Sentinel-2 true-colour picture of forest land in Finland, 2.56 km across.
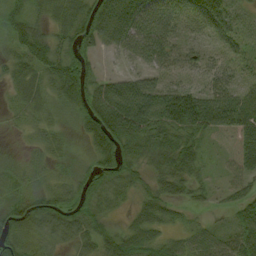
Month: August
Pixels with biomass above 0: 86%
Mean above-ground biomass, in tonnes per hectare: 54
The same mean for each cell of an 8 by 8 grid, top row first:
47 38 64 109 107 64 65 35
41 69 62 47 80 48 34 36
33 45 85 52 65 44 45 37
15 19 60 133 133 133 133 85
5 24 20 83 57 62 37 116
24 22 39 68 32 56 13 57
51 62 55 24 40 26 13 45
42 27 40 50 50 26 45 59
